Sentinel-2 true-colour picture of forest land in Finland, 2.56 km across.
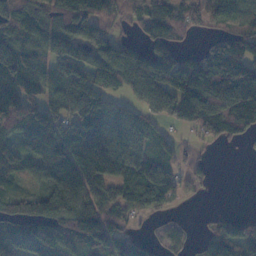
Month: November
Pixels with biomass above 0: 77%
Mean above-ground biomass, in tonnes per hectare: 89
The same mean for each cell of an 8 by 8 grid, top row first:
85 79 129 59 70 69 53 87
103 95 98 75 64 67 51 108
162 82 114 79 126 136 167 176
113 74 154 84 51 116 171 182
70 126 141 116 55 34 35 27
79 111 157 130 118 55 27 0
90 162 112 89 83 17 7 3
67 92 63 126 41 33 56 80
